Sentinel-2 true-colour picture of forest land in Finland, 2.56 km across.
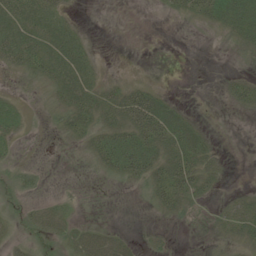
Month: June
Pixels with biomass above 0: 49%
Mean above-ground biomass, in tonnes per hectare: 19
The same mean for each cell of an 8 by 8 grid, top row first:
46 35 3 0 0 9 26 61
50 40 27 0 0 0 0 14
4 25 41 9 7 0 0 24
20 6 39 36 79 33 0 11
11 0 14 51 57 50 22 0
13 4 1 17 36 53 24 0
3 15 4 0 2 24 6 21
7 10 28 30 7 3 9 21
